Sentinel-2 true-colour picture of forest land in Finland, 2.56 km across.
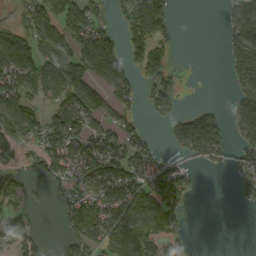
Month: September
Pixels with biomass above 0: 56%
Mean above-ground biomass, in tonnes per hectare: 75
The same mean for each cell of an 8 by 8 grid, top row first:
26 111 117 33 166 25 0 92
124 105 114 145 115 17 0 105
111 107 122 126 52 41 1 82
112 64 134 69 25 63 58 83
59 90 109 102 63 54 138 64
45 66 99 144 106 87 2 48
69 9 96 120 128 70 0 12
76 13 96 107 112 51 0 0
